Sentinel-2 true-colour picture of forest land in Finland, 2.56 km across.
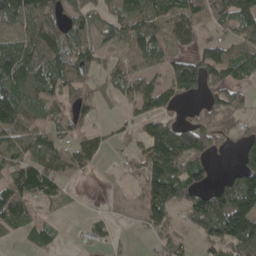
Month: May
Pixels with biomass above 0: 67%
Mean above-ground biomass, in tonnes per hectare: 70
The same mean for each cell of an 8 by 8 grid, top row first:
125 92 69 63 96 78 72 101
77 110 87 47 87 39 53 66
115 114 81 50 69 105 80 64
125 51 62 6 65 28 50 56
73 65 56 18 71 151 82 39
95 105 28 4 68 137 45 95
100 16 3 10 60 70 147 170
17 51 11 27 10 40 63 155
